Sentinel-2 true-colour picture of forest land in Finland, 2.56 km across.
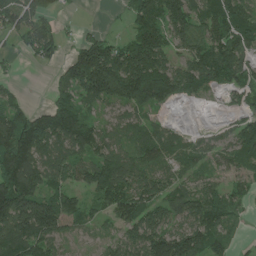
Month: June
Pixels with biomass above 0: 78%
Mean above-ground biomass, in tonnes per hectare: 97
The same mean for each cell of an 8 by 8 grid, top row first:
117 88 3 2 128 128 91 92
29 97 75 104 236 81 110 98
19 12 152 250 261 122 80 92
86 94 94 40 76 6 5 41
196 107 104 70 88 58 44 96
196 103 91 156 97 56 43 56
195 159 71 109 123 102 125 44
140 109 29 48 160 170 118 21
